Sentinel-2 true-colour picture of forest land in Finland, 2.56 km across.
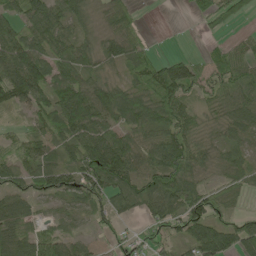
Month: May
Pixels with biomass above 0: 82%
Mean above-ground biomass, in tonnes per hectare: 61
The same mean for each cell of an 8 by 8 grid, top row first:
51 80 46 59 7 2 55 33
99 75 54 59 45 2 16 39
109 93 74 36 76 122 47 68
26 75 131 79 80 82 34 68
37 55 84 94 57 84 42 52
64 75 86 113 75 84 33 45
61 20 44 65 48 66 102 18
64 73 35 23 38 45 98 89
